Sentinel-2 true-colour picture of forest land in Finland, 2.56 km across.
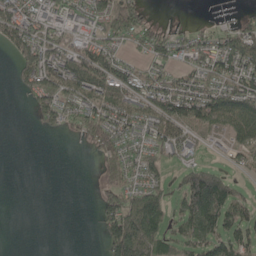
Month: May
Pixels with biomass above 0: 59%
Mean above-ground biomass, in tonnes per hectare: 56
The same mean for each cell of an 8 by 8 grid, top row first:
104 50 39 96 38 0 2 20
93 93 57 51 49 54 61 93
22 105 129 99 58 58 74 92
0 70 64 90 66 89 95 99
0 0 17 60 33 83 14 61
0 0 0 52 59 24 132 17
0 0 0 62 122 38 185 67
0 0 0 97 127 64 81 57
